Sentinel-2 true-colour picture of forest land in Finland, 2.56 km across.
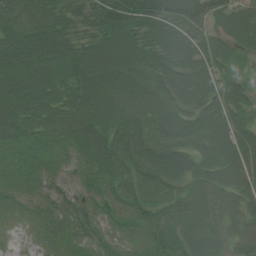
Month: July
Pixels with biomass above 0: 97%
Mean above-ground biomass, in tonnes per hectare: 73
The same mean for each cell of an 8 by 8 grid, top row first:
87 90 62 110 106 88 92 63
118 130 75 103 85 77 66 48
127 106 91 107 94 90 85 49
102 88 88 89 72 73 84 61
64 48 72 95 84 72 76 84
42 50 45 66 73 72 75 73
33 54 69 49 66 60 68 46
5 32 38 34 39 51 73 39
